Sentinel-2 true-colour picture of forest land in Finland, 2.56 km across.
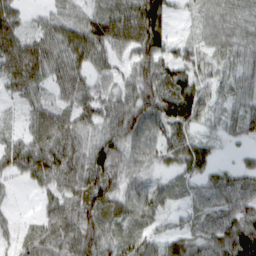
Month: March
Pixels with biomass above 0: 91%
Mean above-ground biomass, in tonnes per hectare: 56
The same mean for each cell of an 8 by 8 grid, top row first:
40 31 47 72 107 22 37 54
70 63 69 71 83 37 34 49
77 52 59 53 82 79 47 42
18 65 65 76 78 87 51 40
58 88 60 70 56 60 33 15
35 73 80 70 34 28 40 41
9 41 76 54 49 24 56 70
36 69 86 51 49 59 61 111
